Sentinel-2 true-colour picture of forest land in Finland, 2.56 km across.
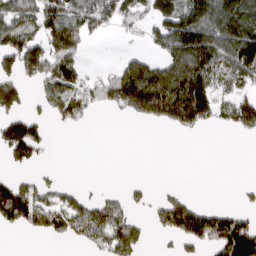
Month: March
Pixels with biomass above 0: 49%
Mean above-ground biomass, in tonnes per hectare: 83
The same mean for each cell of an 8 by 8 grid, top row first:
112 122 140 118 78 129 137 161
149 149 87 1 31 173 165 205
113 112 81 99 180 130 154 137
79 54 76 33 89 134 119 117
176 37 0 0 0 0 0 1
36 17 0 0 2 0 0 0
175 119 94 102 29 131 45 39
0 22 61 154 48 50 119 189
